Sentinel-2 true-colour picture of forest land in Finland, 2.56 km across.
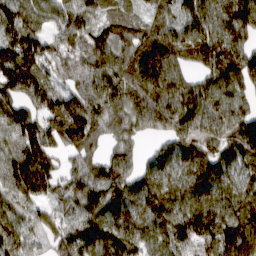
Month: March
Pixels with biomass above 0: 93%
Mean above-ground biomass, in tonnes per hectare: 120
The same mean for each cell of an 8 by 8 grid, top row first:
127 82 104 83 58 89 157 182
121 95 106 116 121 139 154 131
157 103 107 157 147 142 112 144
98 111 137 105 179 191 164 107
99 104 112 58 37 101 114 165
145 114 87 101 102 114 149 99
100 69 120 131 119 119 126 106
117 74 150 151 122 141 143 188
